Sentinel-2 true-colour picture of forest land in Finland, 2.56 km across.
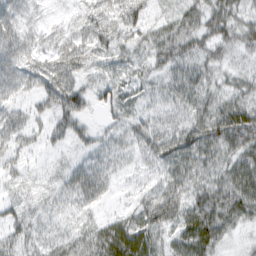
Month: February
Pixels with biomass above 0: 92%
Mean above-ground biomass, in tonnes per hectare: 41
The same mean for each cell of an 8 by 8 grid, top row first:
52 18 32 48 39 33 51 40
61 37 50 44 37 50 42 37
54 58 36 35 29 40 37 31
37 39 46 41 29 29 49 60
36 21 24 33 45 66 61 60
20 12 50 27 20 49 42 65
27 21 28 12 49 64 69 55
37 29 52 74 59 38 62 15
